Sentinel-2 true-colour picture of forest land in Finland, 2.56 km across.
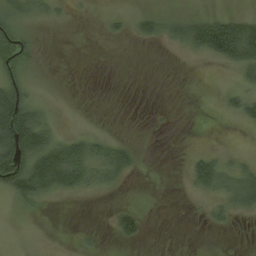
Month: August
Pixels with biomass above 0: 34%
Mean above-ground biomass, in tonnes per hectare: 23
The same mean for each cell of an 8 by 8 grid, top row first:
34 14 2 8 17 18 28 30
76 1 0 0 3 13 67 89
54 1 0 0 0 0 0 24
153 20 0 0 0 1 0 30
149 65 38 29 2 0 1 0
124 86 55 40 2 0 69 49
13 6 0 10 6 0 13 33
0 0 5 8 16 0 0 1
